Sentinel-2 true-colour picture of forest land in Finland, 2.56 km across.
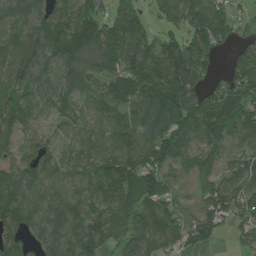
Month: July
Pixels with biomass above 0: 88%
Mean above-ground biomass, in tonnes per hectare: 101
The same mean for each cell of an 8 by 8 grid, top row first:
97 105 131 95 52 100 164 39
99 120 163 146 119 130 134 63
92 67 94 93 143 201 67 108
94 52 52 94 117 172 148 120
77 58 60 86 126 133 98 47
111 88 81 153 137 42 59 87
162 119 109 104 111 59 93 90
98 106 142 67 95 97 72 46
